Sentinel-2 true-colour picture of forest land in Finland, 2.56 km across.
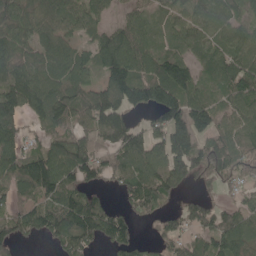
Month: May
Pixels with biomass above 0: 81%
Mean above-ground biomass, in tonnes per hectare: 93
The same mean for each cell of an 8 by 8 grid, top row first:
92 94 73 31 54 65 96 72
100 91 55 125 85 64 85 100
128 95 85 137 113 161 60 114
109 121 89 131 58 137 99 88
101 72 99 90 124 177 102 73
111 162 106 58 103 128 109 66
74 87 135 50 87 36 75 65
99 48 99 94 24 71 86 104
